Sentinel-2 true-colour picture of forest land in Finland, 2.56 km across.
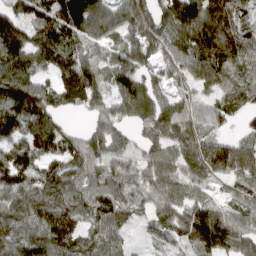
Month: April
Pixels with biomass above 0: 90%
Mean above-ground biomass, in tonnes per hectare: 102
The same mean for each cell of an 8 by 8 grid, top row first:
89 125 208 120 109 147 161 96
141 141 95 67 76 84 148 134
152 63 171 92 85 51 105 93
143 125 50 81 102 104 72 54
117 110 87 96 72 96 101 91
129 102 86 89 79 90 94 110
104 142 106 98 55 99 98 64
98 125 86 65 21 50 151 113
